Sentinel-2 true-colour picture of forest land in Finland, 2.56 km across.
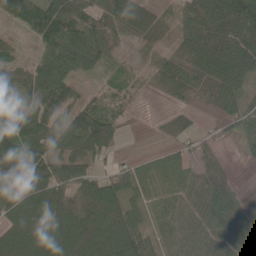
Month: May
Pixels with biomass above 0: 84%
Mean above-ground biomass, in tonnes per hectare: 67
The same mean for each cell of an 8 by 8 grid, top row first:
61 112 70 70 87 44 120 114
21 64 88 29 32 57 112 92
63 87 36 28 27 89 87 62
73 81 84 72 7 37 59 67
79 73 75 59 1 30 30 20
133 103 77 61 56 64 53 5
60 71 99 106 52 58 73 77
63 83 110 116 71 51 62 66
